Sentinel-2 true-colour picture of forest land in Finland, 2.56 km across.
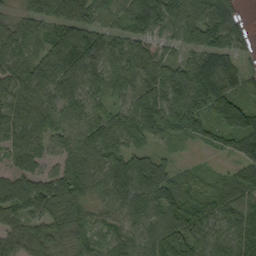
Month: September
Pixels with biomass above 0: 93%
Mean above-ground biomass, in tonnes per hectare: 97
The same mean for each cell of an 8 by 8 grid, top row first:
68 114 109 58 159 107 96 39
99 91 152 91 98 63 93 61
105 118 101 103 111 154 165 70
95 83 101 76 118 153 120 172
93 66 115 113 73 44 44 79
85 74 111 94 134 72 30 62
81 96 80 66 125 111 109 111
78 99 74 67 85 162 105 126
